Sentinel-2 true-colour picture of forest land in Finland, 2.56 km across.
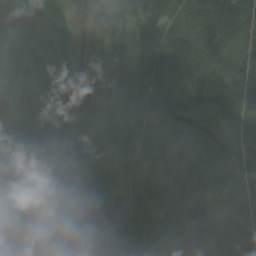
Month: July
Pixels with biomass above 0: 97%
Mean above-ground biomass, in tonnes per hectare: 42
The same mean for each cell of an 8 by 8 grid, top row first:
53 34 32 43 58 50 76 53
25 44 33 43 47 66 65 33
51 63 36 22 54 47 37 37
36 74 39 36 34 41 48 46
31 42 26 34 40 43 33 40
8 20 39 26 41 83 53 40
18 19 24 28 46 78 56 30
16 34 28 36 37 58 91 39
